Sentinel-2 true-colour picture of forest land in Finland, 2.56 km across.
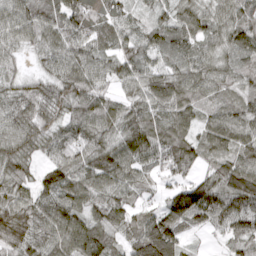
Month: April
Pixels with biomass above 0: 94%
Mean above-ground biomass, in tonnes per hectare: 85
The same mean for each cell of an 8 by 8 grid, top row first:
94 86 121 85 37 78 81 85
54 65 87 74 77 82 68 95
51 70 108 68 85 80 87 67
79 76 90 85 98 91 48 80
96 72 93 93 114 92 78 95
69 69 106 120 60 55 56 143
96 90 94 98 55 99 110 105
104 85 123 73 160 107 12 71
